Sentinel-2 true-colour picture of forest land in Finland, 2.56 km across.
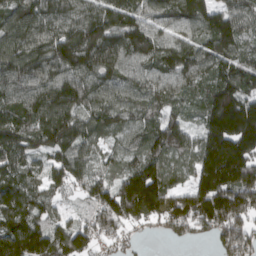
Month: March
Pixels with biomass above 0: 92%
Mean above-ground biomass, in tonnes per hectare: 130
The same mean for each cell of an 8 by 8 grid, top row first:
120 122 107 135 96 120 125 121
138 162 189 136 138 120 123 107
134 134 146 110 103 109 107 146
133 156 130 113 98 72 134 228
142 139 121 53 109 127 147 240
115 88 96 77 196 69 160 210
143 75 43 179 225 131 203 209
180 155 140 104 30 50 56 178
